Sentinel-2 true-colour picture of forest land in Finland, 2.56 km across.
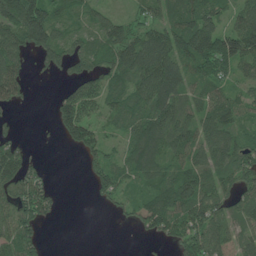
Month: June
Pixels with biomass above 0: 74%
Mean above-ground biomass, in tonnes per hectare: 69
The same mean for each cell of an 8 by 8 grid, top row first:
129 117 43 35 43 75 92 71
92 120 51 95 96 92 110 111
77 8 74 68 98 97 72 48
14 12 122 58 77 95 77 61
44 1 72 27 123 87 101 79
124 23 7 95 72 85 83 82
103 59 0 20 69 99 102 87
111 13 0 0 13 64 112 54
